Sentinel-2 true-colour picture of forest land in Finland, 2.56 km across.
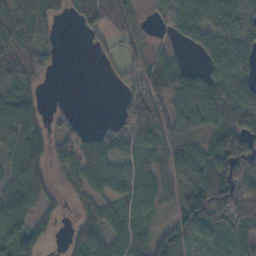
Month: November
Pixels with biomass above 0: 74%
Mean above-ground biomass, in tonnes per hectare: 66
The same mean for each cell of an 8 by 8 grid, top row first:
83 65 34 80 16 97 89 75
72 28 3 25 41 23 88 72
80 9 0 16 92 125 73 72
105 26 6 6 180 104 108 69
84 82 66 69 94 65 57 79
70 47 62 89 56 51 95 99
100 36 37 75 63 51 128 97
94 36 66 65 58 96 54 65
